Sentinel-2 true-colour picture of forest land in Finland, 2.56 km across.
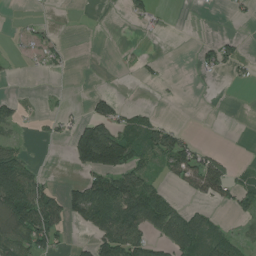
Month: July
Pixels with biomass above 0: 36%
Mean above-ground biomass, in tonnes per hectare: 39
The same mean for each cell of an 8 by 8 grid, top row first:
2 3 0 0 22 0 1 7
3 23 0 1 3 0 26 17
3 3 0 0 8 1 5 13
34 9 6 68 22 0 0 0
25 11 142 195 70 72 8 0
127 15 29 114 69 36 94 22
118 87 97 114 135 56 24 38
76 62 10 102 64 96 84 33
